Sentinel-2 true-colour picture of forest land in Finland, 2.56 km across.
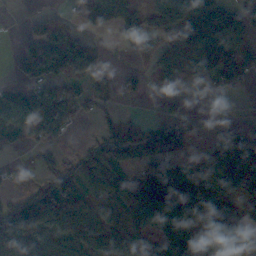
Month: November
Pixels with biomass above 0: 66%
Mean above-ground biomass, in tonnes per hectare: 79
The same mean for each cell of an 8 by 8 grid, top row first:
2 27 39 94 66 129 162 97
16 145 101 9 43 88 156 71
32 96 55 14 33 53 50 54
66 93 38 20 6 47 30 7
29 51 12 104 93 105 57 94
16 54 110 101 97 156 58 90
85 120 88 62 121 176 158 111
174 72 99 106 79 198 133 135
